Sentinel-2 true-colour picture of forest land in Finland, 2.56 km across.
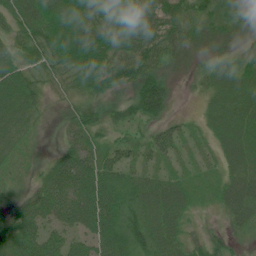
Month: July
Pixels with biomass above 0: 92%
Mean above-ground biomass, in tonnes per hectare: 48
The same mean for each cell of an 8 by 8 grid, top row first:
55 69 73 61 78 65 54 28
46 65 83 66 77 45 27 26
65 34 57 50 63 11 38 56
68 13 45 23 68 15 31 62
42 5 57 37 36 42 20 57
20 50 91 58 35 23 17 53
40 66 88 77 55 45 14 53
66 60 44 74 55 38 31 15
